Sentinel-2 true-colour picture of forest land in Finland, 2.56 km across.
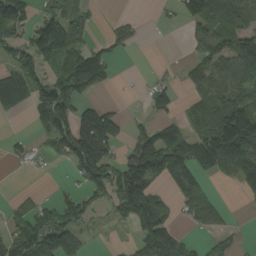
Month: August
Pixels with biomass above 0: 52%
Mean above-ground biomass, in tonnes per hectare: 91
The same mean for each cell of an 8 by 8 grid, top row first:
158 89 54 14 5 30 121 108
76 222 92 63 6 0 110 145
142 116 210 40 6 16 124 102
56 141 116 67 20 34 130 167
24 53 243 153 146 182 177 260
2 4 91 180 218 138 59 154
0 4 93 96 238 56 100 2
0 26 50 4 123 112 35 24
